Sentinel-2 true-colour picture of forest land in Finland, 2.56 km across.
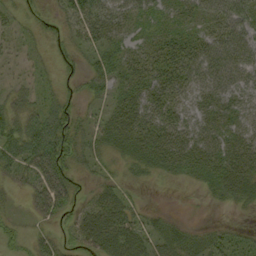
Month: September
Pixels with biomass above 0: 75%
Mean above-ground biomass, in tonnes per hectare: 34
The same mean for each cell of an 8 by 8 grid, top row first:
18 11 45 55 34 30 39 47
12 10 24 35 32 44 51 61
12 9 15 39 42 42 61 49
33 34 19 29 47 34 35 31
46 58 31 34 49 45 42 45
25 69 16 18 18 20 36 58
7 52 25 56 14 1 5 14
16 23 42 66 41 36 32 30
